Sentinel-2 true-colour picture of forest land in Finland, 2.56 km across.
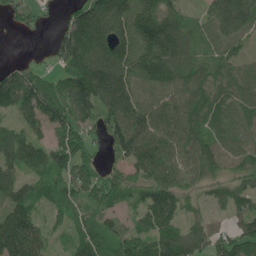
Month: May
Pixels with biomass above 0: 85%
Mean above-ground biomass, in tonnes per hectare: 104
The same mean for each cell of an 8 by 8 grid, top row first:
54 21 113 171 172 93 89 192
1 27 174 146 141 142 59 52
119 84 165 170 107 136 111 70
89 148 138 143 138 130 130 74
115 101 96 93 140 119 112 88
86 82 108 66 83 97 72 69
113 56 68 77 101 89 39 72
238 66 77 87 93 138 111 130
